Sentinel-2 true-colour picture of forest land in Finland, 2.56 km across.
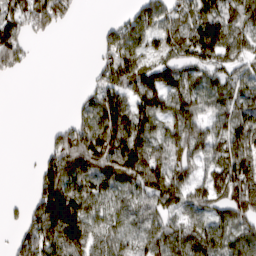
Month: March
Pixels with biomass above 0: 73%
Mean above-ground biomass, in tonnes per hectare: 79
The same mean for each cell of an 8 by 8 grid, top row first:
94 120 12 5 88 69 71 92
90 0 0 63 58 70 112 73
8 0 2 81 104 89 65 58
0 0 46 119 98 97 64 89
0 32 135 138 121 98 90 156
0 113 114 122 150 93 71 149
14 141 116 64 88 73 75 138
52 109 123 76 97 105 121 116
